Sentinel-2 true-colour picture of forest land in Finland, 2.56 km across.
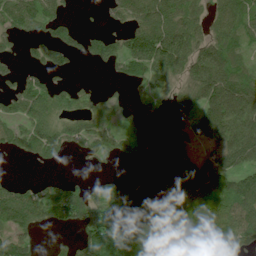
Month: July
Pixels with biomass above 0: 68%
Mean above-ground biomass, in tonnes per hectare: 67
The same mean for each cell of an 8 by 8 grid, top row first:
75 66 8 25 93 104 45 69
18 75 43 54 122 122 78 45
34 37 7 14 63 85 108 87
52 80 53 52 39 50 83 110
54 88 55 55 44 29 57 119
8 14 7 35 4 73 123 84
113 79 106 114 143 128 85 100
56 6 60 77 80 96 127 88
